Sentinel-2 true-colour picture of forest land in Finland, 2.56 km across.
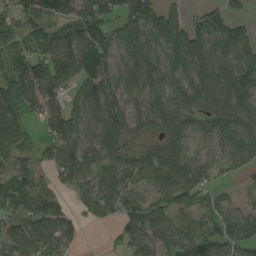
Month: August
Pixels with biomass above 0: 82%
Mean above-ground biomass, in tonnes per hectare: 80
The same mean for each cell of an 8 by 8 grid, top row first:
71 102 102 84 160 74 106 39
72 98 124 102 124 141 121 127
131 134 83 98 99 109 118 127
103 75 80 122 85 97 77 93
78 45 76 103 39 66 36 81
70 25 72 59 54 67 33 18
72 91 40 61 68 57 21 28
83 92 32 16 88 74 66 59
